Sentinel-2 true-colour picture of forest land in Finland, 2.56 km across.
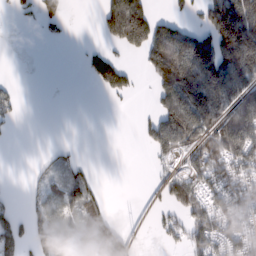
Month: February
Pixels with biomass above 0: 48%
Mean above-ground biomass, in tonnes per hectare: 73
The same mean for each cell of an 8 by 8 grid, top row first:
15 53 0 153 136 36 97 206
0 1 6 39 104 220 135 222
5 0 2 109 19 227 196 156
26 0 0 1 8 222 162 170
2 5 3 0 30 118 112 159
0 32 46 0 0 77 103 94
26 87 76 16 17 72 99 98
98 125 84 126 17 33 105 90
